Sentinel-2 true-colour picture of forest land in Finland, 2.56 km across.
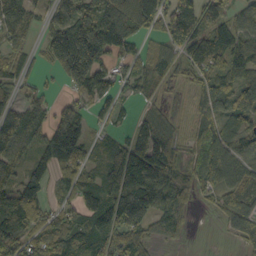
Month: October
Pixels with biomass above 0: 80%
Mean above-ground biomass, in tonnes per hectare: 83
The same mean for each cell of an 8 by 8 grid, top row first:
105 57 114 112 140 175 79 62
54 80 140 78 36 72 117 107
73 15 88 72 59 49 83 89
76 49 62 52 33 17 79 89
110 94 116 81 115 71 99 81
68 59 77 114 157 86 81 78
117 56 83 115 126 82 15 130
100 97 111 117 73 30 0 57
